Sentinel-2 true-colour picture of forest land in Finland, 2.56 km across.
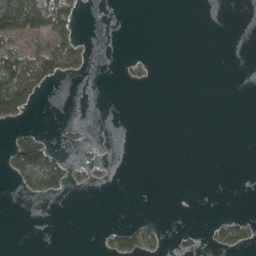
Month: April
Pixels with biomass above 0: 16%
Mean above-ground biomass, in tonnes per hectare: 17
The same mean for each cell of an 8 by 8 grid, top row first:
113 95 21 0 0 0 0 0
49 62 42 0 0 0 0 0
119 50 6 0 13 0 0 0
64 0 0 0 0 0 0 0
61 44 15 1 0 0 0 0
38 109 14 4 0 0 0 0
0 0 0 0 0 0 0 1
0 0 0 36 50 12 15 42
